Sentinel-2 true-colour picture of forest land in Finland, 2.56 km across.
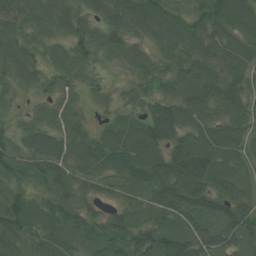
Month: July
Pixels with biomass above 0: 96%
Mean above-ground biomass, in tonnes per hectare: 66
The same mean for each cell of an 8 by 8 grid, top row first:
59 65 45 67 83 51 70 70
65 40 55 47 37 60 59 61
54 44 35 14 41 74 68 57
26 25 26 28 61 93 63 62
52 64 67 79 108 102 81 57
62 81 75 73 89 143 106 52
83 79 78 44 63 105 92 73
63 61 58 77 77 88 95 69
